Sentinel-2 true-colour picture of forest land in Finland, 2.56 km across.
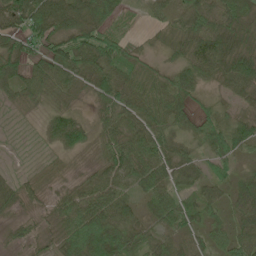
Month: June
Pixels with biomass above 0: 90%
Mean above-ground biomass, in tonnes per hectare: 50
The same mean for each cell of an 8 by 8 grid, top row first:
81 92 78 44 10 29 59 60
61 45 86 60 19 31 84 61
70 56 53 72 41 60 40 72
16 31 19 63 60 57 36 23
2 18 43 64 78 47 58 61
16 17 12 60 69 48 36 34
22 27 84 83 36 57 48 50
20 25 115 123 55 37 45 57
